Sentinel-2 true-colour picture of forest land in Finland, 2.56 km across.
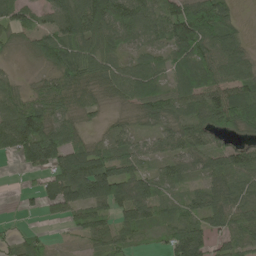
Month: May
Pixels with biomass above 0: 81%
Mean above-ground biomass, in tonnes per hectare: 74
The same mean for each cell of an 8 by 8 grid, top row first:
88 27 107 134 97 129 167 23
28 88 84 67 62 101 98 68
28 55 98 85 99 49 79 105
99 98 66 22 65 64 106 129
115 135 66 59 35 74 60 42
6 71 138 131 64 63 59 79
8 46 80 83 81 45 85 81
33 21 25 58 27 97 70 63
